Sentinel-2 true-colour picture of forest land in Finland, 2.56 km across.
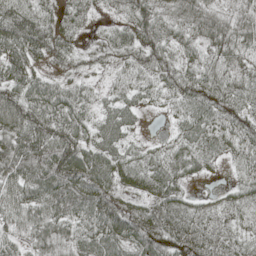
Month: May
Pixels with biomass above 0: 92%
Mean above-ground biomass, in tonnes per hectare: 66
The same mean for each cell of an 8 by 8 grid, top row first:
95 49 54 27 72 66 67 50
87 76 32 59 76 60 61 54
75 46 38 27 49 77 80 61
123 88 67 48 24 39 80 73
91 111 84 59 21 43 60 73
77 101 108 70 61 62 21 36
62 80 87 102 61 79 43 62
39 65 65 94 94 91 91 53
